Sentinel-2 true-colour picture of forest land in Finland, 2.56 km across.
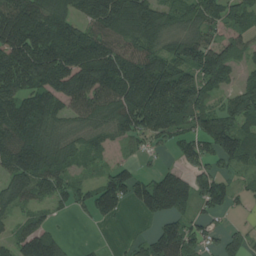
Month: July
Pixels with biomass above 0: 79%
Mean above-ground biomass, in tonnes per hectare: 123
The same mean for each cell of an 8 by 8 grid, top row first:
206 184 131 215 184 99 120 93
198 228 213 145 132 121 146 76
181 182 192 189 205 191 134 64
158 132 109 146 180 193 112 137
166 136 93 51 58 73 108 146
144 166 43 112 68 112 121 51
82 62 62 108 94 148 93 30
81 109 7 4 61 181 65 65
